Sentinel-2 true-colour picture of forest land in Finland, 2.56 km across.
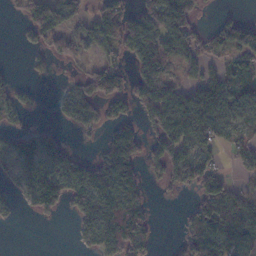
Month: November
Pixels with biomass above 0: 58%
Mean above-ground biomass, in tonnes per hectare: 68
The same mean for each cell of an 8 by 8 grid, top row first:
22 127 59 82 108 146 8 29
4 65 62 59 103 106 60 72
27 16 42 105 81 41 66 48
68 6 99 54 69 106 94 51
95 66 7 85 62 100 67 63
60 109 122 130 50 70 98 23
18 73 88 140 72 3 110 82
0 0 44 130 78 25 98 87
